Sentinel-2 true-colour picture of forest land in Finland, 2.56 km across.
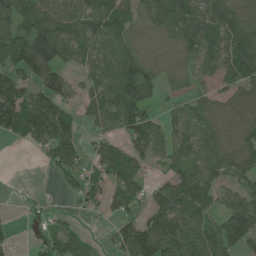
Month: June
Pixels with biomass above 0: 75%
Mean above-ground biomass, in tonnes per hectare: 79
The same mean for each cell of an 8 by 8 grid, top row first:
109 102 90 99 87 125 109 93
103 155 94 94 66 71 112 110
79 96 41 102 127 39 46 92
146 135 40 81 100 45 71 74
24 104 69 52 102 80 92 75
0 14 60 81 46 73 99 75
4 24 24 57 51 111 74 110
15 47 33 37 142 132 123 100
